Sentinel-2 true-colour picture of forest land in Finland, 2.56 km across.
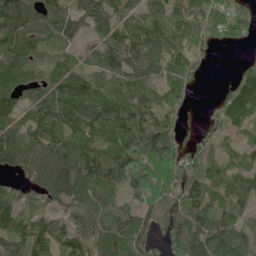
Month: June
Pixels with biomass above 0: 87%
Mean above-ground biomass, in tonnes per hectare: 86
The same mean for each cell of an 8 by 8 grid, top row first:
132 92 66 80 60 58 71 70
115 70 43 94 106 79 44 17
107 80 92 76 97 51 10 62
104 99 129 128 74 57 13 82
121 123 105 84 131 86 37 48
53 106 128 122 101 87 67 72
122 63 102 94 67 88 101 77
95 103 101 119 87 129 155 85
